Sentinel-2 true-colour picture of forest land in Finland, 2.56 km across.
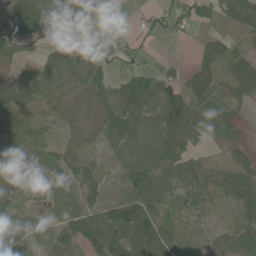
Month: June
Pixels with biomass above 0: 79%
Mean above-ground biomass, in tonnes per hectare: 49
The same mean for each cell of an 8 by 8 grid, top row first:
89 61 35 16 11 28 52 69
46 26 62 26 7 3 46 37
35 63 54 51 83 50 41 75
83 41 25 57 74 110 51 18
58 30 36 32 50 85 32 27
8 17 53 18 81 61 49 74
50 25 40 75 84 38 35 54
69 41 58 97 106 43 20 62
